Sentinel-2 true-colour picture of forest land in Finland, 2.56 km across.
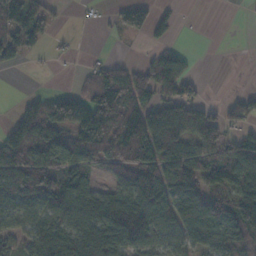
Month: November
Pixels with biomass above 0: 64%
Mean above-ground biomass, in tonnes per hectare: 69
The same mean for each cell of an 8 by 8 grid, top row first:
97 53 3 20 65 28 0 1
78 17 3 5 11 24 0 0
0 0 24 102 66 90 4 0
27 104 148 145 80 83 42 61
122 103 97 72 111 97 65 63
173 113 85 35 98 145 76 102
72 77 103 106 118 110 110 142
48 90 87 110 81 57 102 77
